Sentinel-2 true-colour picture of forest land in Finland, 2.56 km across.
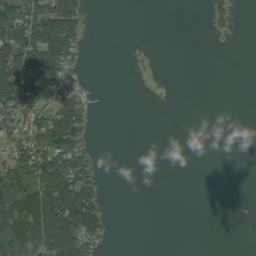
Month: September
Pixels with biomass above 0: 32%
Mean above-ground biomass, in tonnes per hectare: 34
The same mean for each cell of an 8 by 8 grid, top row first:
77 96 53 0 0 0 21 7
105 118 33 0 1 0 0 0
109 60 10 0 2 0 0 0
66 53 68 0 0 0 0 0
52 91 56 0 0 0 0 0
92 110 79 0 0 0 0 0
141 146 155 5 0 0 0 0
131 137 100 8 0 0 0 0
